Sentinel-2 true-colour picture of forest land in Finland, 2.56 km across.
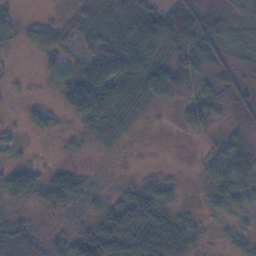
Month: November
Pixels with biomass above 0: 65%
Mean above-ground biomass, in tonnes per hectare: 29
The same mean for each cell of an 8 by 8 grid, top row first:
17 5 19 26 47 68 23 11
6 35 18 55 57 36 46 9
5 16 77 72 57 40 23 25
3 20 73 49 8 10 32 14
14 1 8 8 1 0 6 20
52 28 26 3 10 6 24 37
11 29 17 45 69 20 14 19
63 24 55 90 71 65 5 21
